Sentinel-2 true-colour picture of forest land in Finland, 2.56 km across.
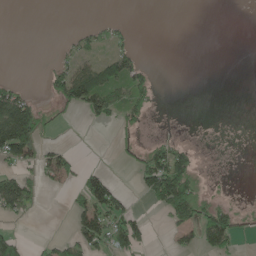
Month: May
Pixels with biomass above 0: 32%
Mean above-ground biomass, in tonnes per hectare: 32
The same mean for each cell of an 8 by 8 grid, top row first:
0 0 0 6 0 0 0 0
0 0 30 32 4 0 0 0
16 32 102 67 45 0 0 0
156 28 31 50 34 0 0 0
168 24 1 11 29 48 1 0
70 39 49 31 63 142 11 0
59 1 57 96 11 102 62 23
45 14 62 76 33 23 69 17
